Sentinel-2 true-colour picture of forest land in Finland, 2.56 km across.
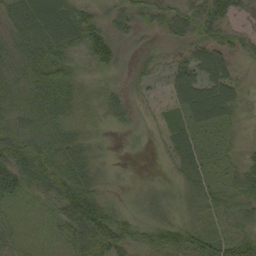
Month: September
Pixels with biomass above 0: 90%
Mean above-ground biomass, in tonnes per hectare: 41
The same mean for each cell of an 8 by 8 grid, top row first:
48 63 51 34 36 43 61 23
56 61 44 48 17 17 42 31
55 74 34 15 18 37 52 25
57 61 33 33 6 25 62 24
66 62 45 12 6 40 19 19
71 67 64 18 7 22 29 37
16 21 106 43 33 31 47 48
33 12 63 78 47 58 64 61
